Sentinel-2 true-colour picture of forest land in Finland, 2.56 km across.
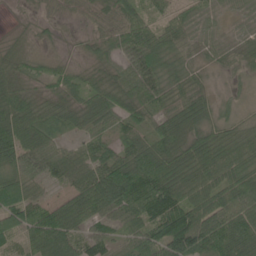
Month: June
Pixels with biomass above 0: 92%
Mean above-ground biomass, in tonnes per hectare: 60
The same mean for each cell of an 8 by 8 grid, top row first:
3 14 16 54 54 44 37 25
23 9 14 45 102 45 35 31
45 35 37 51 99 49 21 17
82 48 51 65 54 60 49 24
90 62 31 47 69 79 81 51
57 47 63 117 127 84 68 74
104 50 92 93 76 113 91 94
49 95 62 45 67 138 104 85
